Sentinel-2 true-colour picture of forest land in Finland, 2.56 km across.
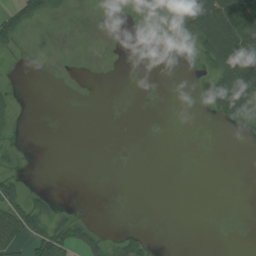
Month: August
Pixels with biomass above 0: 20%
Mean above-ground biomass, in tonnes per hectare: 14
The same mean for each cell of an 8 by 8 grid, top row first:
32 17 0 0 8 49 88 79
10 1 0 0 0 0 61 84
1 0 0 0 0 0 27 90
7 0 0 0 0 0 16 49
3 0 0 0 0 0 0 0
16 0 0 0 0 0 0 0
56 27 2 0 0 0 0 0
32 49 32 19 24 0 0 0
